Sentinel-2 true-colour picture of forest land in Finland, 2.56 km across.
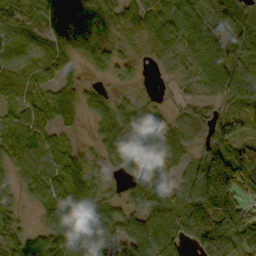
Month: October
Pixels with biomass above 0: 90%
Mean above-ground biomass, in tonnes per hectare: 74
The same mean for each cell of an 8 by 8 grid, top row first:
62 92 98 63 77 73 86 57
13 40 84 44 26 67 97 72
21 42 32 22 9 23 91 95
47 56 51 81 58 27 47 63
90 64 16 101 106 79 79 82
39 70 55 26 85 47 205 179
31 59 75 47 84 83 188 141
71 80 100 82 124 87 178 140
